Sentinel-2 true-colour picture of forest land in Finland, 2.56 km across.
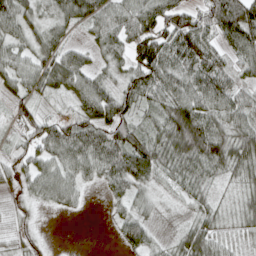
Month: April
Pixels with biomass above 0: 86%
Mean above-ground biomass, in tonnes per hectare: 54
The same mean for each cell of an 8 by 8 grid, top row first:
75 46 67 65 74 74 65 98
44 61 30 53 93 89 62 73
48 64 60 32 82 66 83 40
43 21 64 69 39 85 68 61
29 75 81 80 78 86 112 82
37 58 43 56 69 49 48 48
17 17 13 16 33 10 38 50
24 2 0 5 48 32 66 31
